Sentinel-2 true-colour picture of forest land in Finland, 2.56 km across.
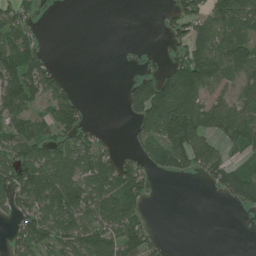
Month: July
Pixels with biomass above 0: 55%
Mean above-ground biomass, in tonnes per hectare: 49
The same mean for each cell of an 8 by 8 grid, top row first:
46 1 0 0 0 49 65 84
95 9 0 0 0 32 58 82
103 71 0 0 37 80 84 53
69 44 49 0 68 107 63 70
79 55 61 15 35 116 59 55
87 101 78 83 52 34 42 71
54 82 79 80 29 0 0 25
45 61 72 68 66 0 0 0
